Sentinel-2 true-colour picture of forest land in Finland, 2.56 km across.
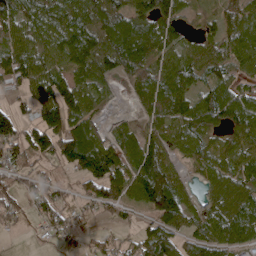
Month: April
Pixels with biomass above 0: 82%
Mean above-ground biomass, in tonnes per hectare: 84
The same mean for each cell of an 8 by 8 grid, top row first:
90 81 95 93 109 91 35 68
105 81 143 120 130 84 65 100
77 120 91 59 90 127 70 56
55 114 110 14 54 108 125 109
85 103 169 87 104 69 56 83
47 37 79 132 150 69 55 77
53 83 29 79 62 139 65 102
2 21 26 38 97 87 103 89
